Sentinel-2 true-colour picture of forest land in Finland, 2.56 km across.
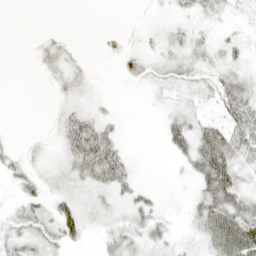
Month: April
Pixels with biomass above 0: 52%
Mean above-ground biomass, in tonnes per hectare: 16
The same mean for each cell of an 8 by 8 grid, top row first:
0 0 0 0 1 8 16 8
0 12 4 7 7 15 16 13
0 6 13 1 14 21 17 22
0 2 19 4 1 16 7 40
4 5 48 33 0 27 54 36
16 12 27 41 1 3 54 28
12 18 23 13 20 1 42 37
20 19 18 21 22 10 28 51
